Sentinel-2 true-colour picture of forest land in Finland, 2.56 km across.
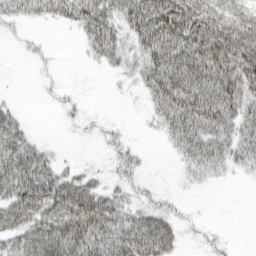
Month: March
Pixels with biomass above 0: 63%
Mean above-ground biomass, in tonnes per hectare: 43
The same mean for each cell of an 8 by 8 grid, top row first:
34 37 59 48 81 98 76 66
6 9 12 51 50 88 96 88
0 7 1 6 42 86 80 79
20 2 15 1 10 74 86 53
71 11 3 22 4 31 60 45
83 63 32 20 13 6 20 10
84 77 87 57 33 17 1 0
50 79 85 68 86 34 14 1
